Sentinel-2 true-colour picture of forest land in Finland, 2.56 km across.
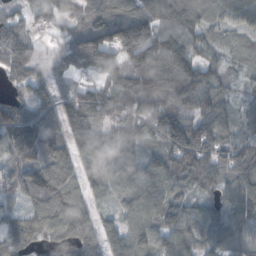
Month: October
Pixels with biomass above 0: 92%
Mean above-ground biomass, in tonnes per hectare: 96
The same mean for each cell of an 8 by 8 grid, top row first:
50 37 79 121 121 112 74 92
101 26 147 161 216 55 60 40
70 82 53 69 79 102 88 31
129 122 124 78 97 132 121 49
182 134 81 102 82 154 123 77
87 132 78 92 98 106 91 92
56 132 116 48 98 88 87 130
109 78 133 75 94 111 91 96
